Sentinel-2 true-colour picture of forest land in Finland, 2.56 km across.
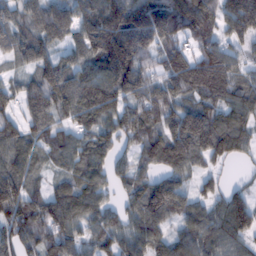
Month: February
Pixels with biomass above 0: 88%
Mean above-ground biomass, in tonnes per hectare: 99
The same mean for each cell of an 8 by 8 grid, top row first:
78 102 108 153 193 131 130 195
88 70 82 185 134 93 101 63
43 125 122 163 114 107 111 68
76 101 131 122 110 94 100 95
103 75 78 80 85 141 145 84
105 35 86 72 56 74 45 7
110 123 103 53 104 97 68 98
93 103 76 79 98 79 105 73
